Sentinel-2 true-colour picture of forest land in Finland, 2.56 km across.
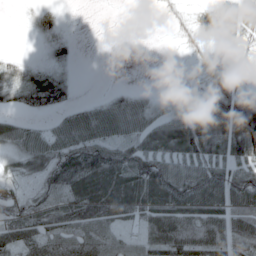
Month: May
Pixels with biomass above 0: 71%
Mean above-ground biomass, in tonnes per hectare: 48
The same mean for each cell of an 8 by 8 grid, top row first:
1 17 0 0 0 13 45 62
2 12 3 0 0 6 18 18
51 51 4 0 0 5 24 21
29 33 33 49 43 24 51 91
51 59 87 64 57 70 56 68
33 75 127 100 103 78 69 61
57 79 102 89 77 94 77 65
82 85 81 55 47 91 90 60
